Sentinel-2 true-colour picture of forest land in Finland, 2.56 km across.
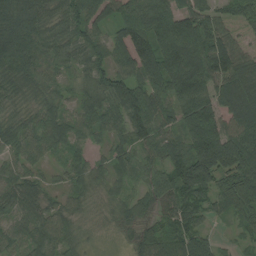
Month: August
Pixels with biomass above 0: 95%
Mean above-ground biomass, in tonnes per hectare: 82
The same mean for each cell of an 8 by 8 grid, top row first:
112 74 97 69 108 146 84 51
125 89 81 75 118 183 137 65
59 49 51 92 92 158 147 84
35 74 72 76 114 82 149 97
62 81 53 48 70 68 195 117
57 32 58 56 59 94 129 123
56 51 43 39 62 82 58 82
66 86 40 12 73 71 43 28
